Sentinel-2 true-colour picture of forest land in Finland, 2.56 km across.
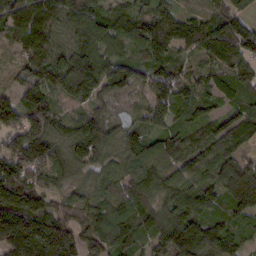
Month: February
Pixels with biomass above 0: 95%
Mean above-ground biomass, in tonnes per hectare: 99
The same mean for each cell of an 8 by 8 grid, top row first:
133 117 129 71 66 70 61 70
71 104 110 89 92 80 120 132
44 128 180 117 64 73 56 106
103 120 63 41 38 50 54 64
138 141 124 77 80 89 84 79
142 86 44 61 111 97 74 160
159 94 71 104 104 120 95 100
197 213 123 119 80 172 142 60
